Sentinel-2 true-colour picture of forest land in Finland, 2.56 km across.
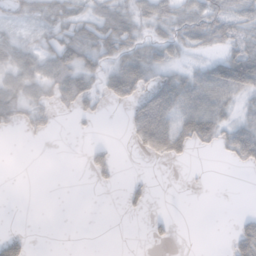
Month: November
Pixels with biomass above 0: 46%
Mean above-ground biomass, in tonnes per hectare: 28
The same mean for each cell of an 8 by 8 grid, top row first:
24 51 37 57 33 39 53 35
37 38 63 47 38 35 23 39
39 51 50 51 47 47 66 88
48 27 27 3 73 72 71 20
0 3 1 13 48 69 24 72
0 0 1 21 3 0 1 1
0 0 0 0 14 0 0 1
26 0 0 0 4 9 0 49
